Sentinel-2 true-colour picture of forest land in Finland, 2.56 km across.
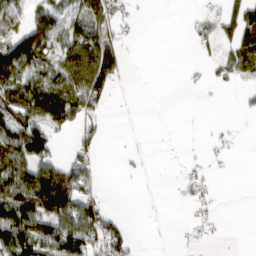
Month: March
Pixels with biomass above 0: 45%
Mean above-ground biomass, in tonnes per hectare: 48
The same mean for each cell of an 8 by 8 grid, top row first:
58 67 73 77 3 0 31 80
123 72 122 83 0 0 25 91
113 100 111 67 0 0 19 28
107 120 82 6 0 0 0 7
86 42 41 1 1 1 15 4
94 102 84 0 6 7 25 0
133 113 96 15 1 2 17 0
153 106 128 90 2 5 15 0
